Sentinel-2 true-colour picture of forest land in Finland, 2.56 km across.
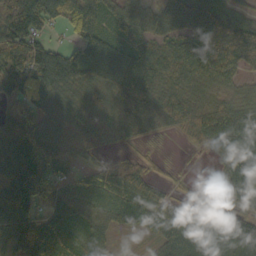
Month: October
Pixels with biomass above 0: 87%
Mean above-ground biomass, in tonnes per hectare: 77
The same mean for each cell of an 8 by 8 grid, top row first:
154 92 72 65 63 71 89 59
149 92 81 83 79 77 87 95
105 110 88 94 103 78 72 48
83 58 73 62 86 93 89 86
116 70 39 31 18 4 64 128
119 103 48 76 74 10 2 106
124 64 71 83 110 73 59 65
115 83 51 36 19 87 84 93
